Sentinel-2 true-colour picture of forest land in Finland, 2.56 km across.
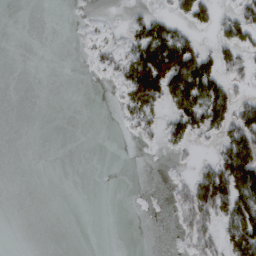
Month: March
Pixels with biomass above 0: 30%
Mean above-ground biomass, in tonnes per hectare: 32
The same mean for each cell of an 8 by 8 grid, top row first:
0 0 2 3 31 35 35 53
0 0 3 20 112 135 24 59
0 0 0 12 138 127 126 23
0 0 0 2 70 73 119 66
0 0 0 0 7 31 9 114
0 0 0 0 0 8 71 162
0 0 0 0 0 23 76 119
0 0 0 0 0 7 37 116
